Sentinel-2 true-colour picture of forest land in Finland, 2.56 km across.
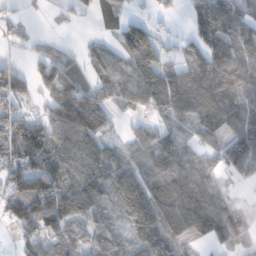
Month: November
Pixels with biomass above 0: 76%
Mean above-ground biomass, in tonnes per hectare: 76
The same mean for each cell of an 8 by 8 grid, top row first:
16 9 15 48 30 18 118 76
19 30 23 43 138 25 97 86
64 66 58 77 103 130 131 111
70 43 101 47 33 97 133 94
138 104 108 49 66 53 40 86
105 145 116 93 95 119 54 36
80 159 136 51 124 139 109 23
32 67 73 84 83 69 47 45
